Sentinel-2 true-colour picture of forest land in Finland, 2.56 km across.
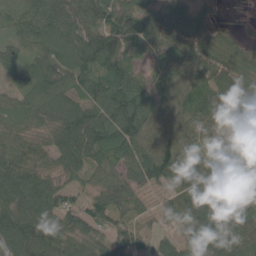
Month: May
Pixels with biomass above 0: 93%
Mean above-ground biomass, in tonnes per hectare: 83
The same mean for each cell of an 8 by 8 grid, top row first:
82 109 94 95 112 114 73 8
76 88 104 122 70 104 100 70
71 105 81 125 52 81 103 103
67 92 110 113 112 80 85 117
60 61 133 96 77 76 44 23
110 83 56 65 82 72 87 50
98 105 73 88 27 61 100 84
100 101 71 79 36 45 75 61
